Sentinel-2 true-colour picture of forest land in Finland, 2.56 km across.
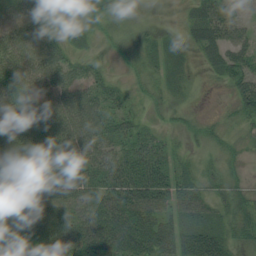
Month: August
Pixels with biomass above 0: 93%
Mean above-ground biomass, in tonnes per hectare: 51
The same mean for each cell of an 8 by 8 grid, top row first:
66 60 39 24 14 6 58 35
76 62 25 14 27 25 46 45
85 69 48 26 22 27 12 59
58 74 90 55 20 26 8 38
89 82 77 62 44 14 19 14
74 81 71 71 76 41 20 14
70 83 74 64 74 49 34 37
42 87 86 87 83 76 77 24
